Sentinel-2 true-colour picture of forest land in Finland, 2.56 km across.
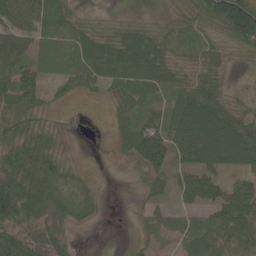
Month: June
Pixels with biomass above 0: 78%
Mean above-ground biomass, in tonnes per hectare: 46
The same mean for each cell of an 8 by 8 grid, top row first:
67 59 18 9 6 14 85 136
66 31 53 63 73 32 33 40
69 24 41 52 68 42 58 2
59 20 2 19 33 70 101 39
70 45 3 10 62 61 113 115
71 58 13 1 26 33 51 43
84 50 31 1 18 24 48 98
69 49 5 0 22 26 69 70
